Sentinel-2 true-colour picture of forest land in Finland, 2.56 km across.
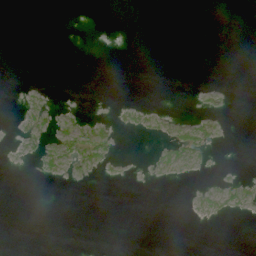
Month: June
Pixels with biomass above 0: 10%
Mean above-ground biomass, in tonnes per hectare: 3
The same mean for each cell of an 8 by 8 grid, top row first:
0 0 0 0 0 0 0 0
0 0 0 0 0 0 0 0
0 0 0 0 0 0 0 0
4 9 4 1 5 1 3 0
2 17 41 20 0 19 12 0
0 10 10 3 1 4 1 2
0 0 0 0 0 0 7 9
0 0 0 1 0 0 0 0
